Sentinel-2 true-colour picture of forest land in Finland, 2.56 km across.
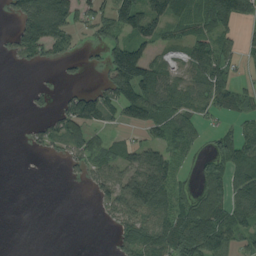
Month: August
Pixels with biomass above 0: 57%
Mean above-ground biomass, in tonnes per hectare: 58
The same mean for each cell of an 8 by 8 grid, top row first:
76 185 69 93 104 61 70 64
53 74 22 95 75 33 73 38
0 3 12 91 130 61 101 33
0 26 116 57 101 76 49 47
0 35 67 39 62 65 29 85
0 0 16 65 107 54 69 93
0 0 0 59 102 72 93 82
0 0 0 29 102 111 131 55
